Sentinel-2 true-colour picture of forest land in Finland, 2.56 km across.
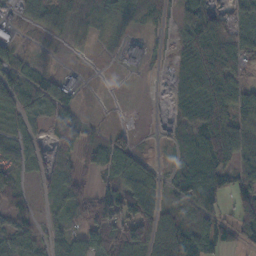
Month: November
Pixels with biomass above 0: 71%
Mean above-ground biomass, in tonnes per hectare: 49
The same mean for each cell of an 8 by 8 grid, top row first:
26 10 32 34 31 40 61 51
35 6 5 3 51 26 107 59
84 66 24 1 1 29 100 36
66 81 31 0 1 30 79 48
66 50 91 61 4 20 97 61
46 40 62 56 68 50 83 57
56 20 54 84 89 53 42 35
61 45 63 83 94 81 64 30
